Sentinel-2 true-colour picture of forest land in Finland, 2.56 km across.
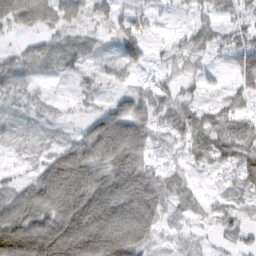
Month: February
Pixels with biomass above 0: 86%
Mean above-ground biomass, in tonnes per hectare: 67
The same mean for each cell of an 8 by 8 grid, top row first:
65 55 39 35 30 9 32 38
21 48 47 22 43 26 46 63
47 18 26 22 15 29 22 49
22 18 17 77 68 64 51 51
21 27 101 186 93 31 90 88
22 142 211 115 95 30 18 65
146 135 212 148 126 35 24 36
156 211 179 170 92 30 18 29
